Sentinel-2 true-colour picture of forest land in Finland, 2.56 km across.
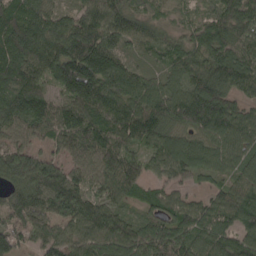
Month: April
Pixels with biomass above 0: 95%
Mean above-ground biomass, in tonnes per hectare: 100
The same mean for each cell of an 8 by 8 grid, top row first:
108 102 81 106 70 36 61 105
145 153 165 101 61 79 117 85
126 83 199 129 76 73 134 95
112 108 123 127 162 151 195 89
69 52 110 114 100 97 80 92
110 122 69 108 62 59 50 83
112 106 117 75 50 97 72 109
74 73 92 125 101 108 93 93
